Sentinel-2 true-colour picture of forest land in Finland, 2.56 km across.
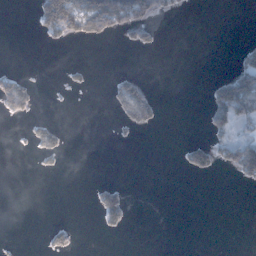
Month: January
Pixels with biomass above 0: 15%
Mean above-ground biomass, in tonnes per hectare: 22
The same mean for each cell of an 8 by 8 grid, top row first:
0 105 118 142 73 16 0 0
0 9 2 0 27 0 0 21
37 1 9 15 25 0 12 111
39 1 0 18 70 0 52 97
1 49 0 5 1 2 54 84
0 5 0 0 0 3 25 45
0 0 0 72 0 0 0 0
3 25 7 1 0 0 0 0
